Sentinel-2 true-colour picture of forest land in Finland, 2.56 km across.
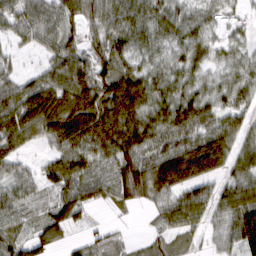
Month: March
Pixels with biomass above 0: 88%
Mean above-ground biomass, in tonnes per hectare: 78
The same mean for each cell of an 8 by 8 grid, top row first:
74 74 80 91 82 61 45 20
26 53 63 83 57 53 54 35
53 81 130 111 87 58 42 55
127 210 188 158 113 114 76 59
78 54 112 132 112 101 149 67
60 63 102 84 114 161 100 68
70 49 76 30 26 76 60 99
56 59 24 26 19 39 26 91
